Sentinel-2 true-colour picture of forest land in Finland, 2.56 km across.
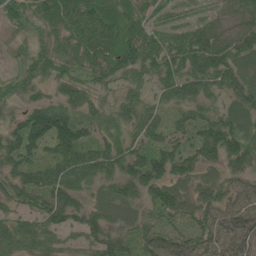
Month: June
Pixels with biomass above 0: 89%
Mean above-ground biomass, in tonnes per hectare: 76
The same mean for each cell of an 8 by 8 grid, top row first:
52 78 97 81 60 34 33 61
17 58 91 97 104 89 123 106
52 54 55 54 48 100 96 89
36 117 61 43 70 47 63 89
92 102 131 62 76 83 122 101
79 79 93 78 117 77 43 58
54 102 80 70 55 95 77 65
80 60 42 73 77 86 79 100
